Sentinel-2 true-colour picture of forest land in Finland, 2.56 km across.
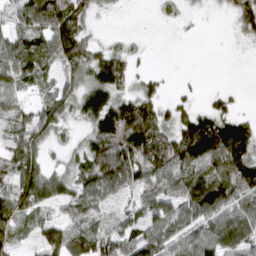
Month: March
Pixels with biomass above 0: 76%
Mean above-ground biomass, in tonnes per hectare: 70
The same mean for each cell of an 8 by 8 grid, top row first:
60 127 68 7 0 14 3 54
96 93 95 42 7 0 0 4
68 45 62 118 30 3 0 0
58 73 65 129 105 47 58 26
76 48 42 142 140 122 172 125
97 80 84 115 96 86 108 124
85 61 84 34 78 87 113 90
48 86 112 71 79 65 86 94
